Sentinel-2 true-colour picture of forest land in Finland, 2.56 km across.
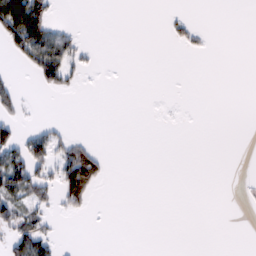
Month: February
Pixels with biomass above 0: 17%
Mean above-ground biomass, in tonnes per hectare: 15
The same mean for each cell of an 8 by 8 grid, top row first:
121 51 0 0 0 8 0 0
50 83 18 0 0 6 7 0
9 38 10 0 0 0 0 0
20 0 0 0 0 0 0 0
52 49 31 0 0 0 0 0
74 34 122 4 0 0 0 0
43 20 26 0 0 0 0 0
46 35 0 0 0 0 0 0
